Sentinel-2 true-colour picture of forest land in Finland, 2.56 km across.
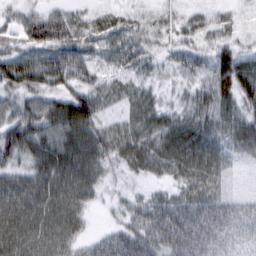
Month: March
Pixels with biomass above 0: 93%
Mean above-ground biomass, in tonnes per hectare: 59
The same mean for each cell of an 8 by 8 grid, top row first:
43 68 36 33 32 35 37 19
53 86 82 49 48 42 41 35
79 70 67 35 34 30 52 73
65 74 98 30 67 42 71 58
91 87 93 68 69 74 67 51
54 84 80 24 37 42 61 12
83 81 57 18 61 81 75 44
87 77 43 61 93 89 78 46
